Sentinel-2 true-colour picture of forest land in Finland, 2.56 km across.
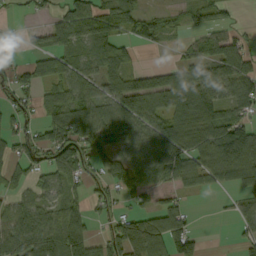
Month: September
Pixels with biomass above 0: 69%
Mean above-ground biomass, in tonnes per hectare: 73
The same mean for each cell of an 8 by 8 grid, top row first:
10 31 112 102 67 29 62 10
10 61 68 80 24 16 63 69
55 83 80 80 76 84 95 105
39 72 113 98 105 103 109 73
59 95 107 75 83 99 107 152
51 62 65 76 78 63 68 98
75 65 52 44 42 65 1 40
121 121 103 91 154 112 7 33
